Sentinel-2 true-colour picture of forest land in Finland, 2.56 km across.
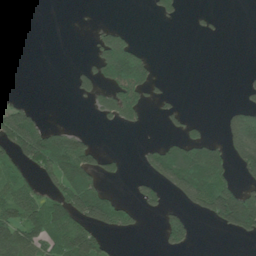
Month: June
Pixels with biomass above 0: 32%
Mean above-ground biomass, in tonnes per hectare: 51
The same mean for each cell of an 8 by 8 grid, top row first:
0 0 0 0 2 29 9 0
0 0 0 135 26 0 0 0
0 0 41 98 103 1 0 4
79 5 0 74 43 22 0 59
105 147 87 0 12 62 102 127
72 51 143 31 26 123 170 43
104 90 118 109 31 27 99 225
124 82 145 22 1 57 0 16
